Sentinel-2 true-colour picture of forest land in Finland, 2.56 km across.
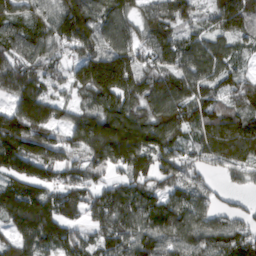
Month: March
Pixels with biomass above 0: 90%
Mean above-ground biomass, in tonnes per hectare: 138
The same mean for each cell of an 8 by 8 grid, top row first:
124 130 223 146 115 100 83 216
115 109 139 146 123 130 139 76
150 110 147 235 139 141 125 123
158 150 103 169 153 154 145 153
214 199 161 285 184 117 141 188
132 113 118 87 128 130 74 73
178 157 125 152 130 136 100 50
122 138 110 115 132 134 128 127
